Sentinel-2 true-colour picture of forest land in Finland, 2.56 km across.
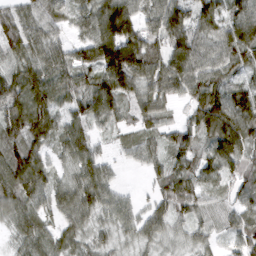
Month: March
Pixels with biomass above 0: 92%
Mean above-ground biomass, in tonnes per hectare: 71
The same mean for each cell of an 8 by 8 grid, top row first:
66 58 53 132 71 102 71 80
66 73 64 160 110 91 77 107
80 88 71 120 83 94 84 58
98 86 64 83 65 27 119 112
86 65 70 22 49 73 65 104
130 64 66 37 18 79 52 61
76 55 76 57 33 58 40 54
41 65 50 39 43 32 38 65
